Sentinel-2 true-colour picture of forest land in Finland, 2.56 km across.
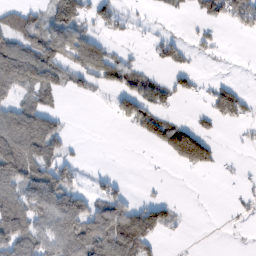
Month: February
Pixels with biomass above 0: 46%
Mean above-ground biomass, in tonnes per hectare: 53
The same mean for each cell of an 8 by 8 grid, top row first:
44 46 44 43 7 12 54 71
95 111 103 23 6 36 16 0
129 96 41 67 57 30 11 7
77 71 0 26 89 15 32 48
136 101 5 0 22 148 75 6
114 92 22 17 1 1 5 9
130 118 106 105 58 17 0 12
120 93 115 135 100 6 0 1
